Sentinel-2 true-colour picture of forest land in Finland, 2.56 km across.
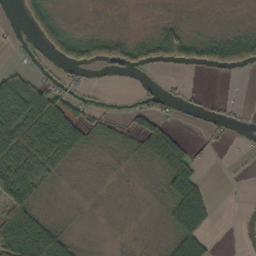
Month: October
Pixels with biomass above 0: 48%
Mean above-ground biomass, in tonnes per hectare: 34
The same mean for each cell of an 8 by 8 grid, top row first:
15 64 1 1 1 6 1 1
9 44 72 69 52 85 67 98
56 24 11 5 7 6 1 2
93 117 36 6 42 13 17 8
106 100 48 9 29 36 7 3
105 40 3 6 3 56 6 1
97 9 5 2 4 63 54 2
143 110 13 3 4 46 28 3
